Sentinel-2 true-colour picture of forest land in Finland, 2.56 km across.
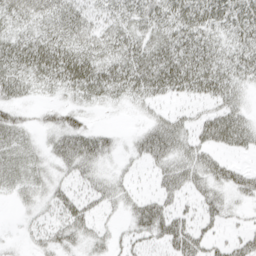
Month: April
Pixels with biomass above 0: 74%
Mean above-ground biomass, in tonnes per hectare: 31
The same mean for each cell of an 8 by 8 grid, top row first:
37 36 30 26 36 44 45 46
43 47 38 35 40 46 39 36
43 35 51 45 49 53 47 30
21 15 24 5 14 16 26 31
33 20 48 19 38 43 34 34
31 21 27 18 9 43 38 25
10 21 34 17 35 25 27 11
5 26 26 17 25 47 27 24
